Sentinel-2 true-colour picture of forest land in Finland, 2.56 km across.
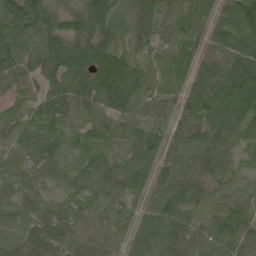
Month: June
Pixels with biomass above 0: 96%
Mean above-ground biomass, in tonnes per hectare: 78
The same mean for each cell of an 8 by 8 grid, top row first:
141 98 101 95 96 80 70 103
94 104 110 82 61 96 53 112
70 79 87 149 79 80 100 167
46 94 74 86 55 52 109 135
59 95 56 76 91 51 78 53
65 47 54 75 73 81 59 33
57 53 55 43 53 78 45 64
60 69 56 56 67 86 70 87
